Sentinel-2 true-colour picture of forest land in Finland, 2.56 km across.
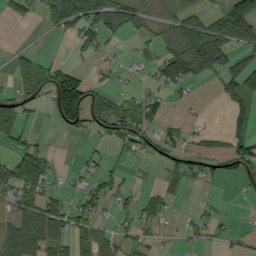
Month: September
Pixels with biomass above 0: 46%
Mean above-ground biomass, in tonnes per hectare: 42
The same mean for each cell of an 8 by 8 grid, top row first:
26 49 102 66 34 46 49 118
13 3 39 12 17 60 146 73
32 64 58 18 13 81 25 108
61 21 81 78 61 4 2 50
33 10 4 27 34 44 24 46
86 60 21 31 4 32 35 51
48 77 40 19 36 11 8 1
68 81 55 27 26 7 20 15
